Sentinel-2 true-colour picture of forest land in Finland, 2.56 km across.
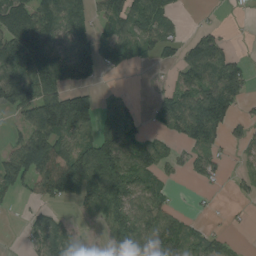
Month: August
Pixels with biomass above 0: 61%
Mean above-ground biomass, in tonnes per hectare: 76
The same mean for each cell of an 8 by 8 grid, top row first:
135 113 92 92 103 32 5 2
133 116 101 99 50 47 106 2
132 127 81 3 1 38 84 92
81 186 162 102 15 103 154 29
49 171 99 147 92 36 70 23
106 163 170 189 93 18 45 17
7 41 30 98 73 22 5 5
3 109 39 60 107 81 46 7
